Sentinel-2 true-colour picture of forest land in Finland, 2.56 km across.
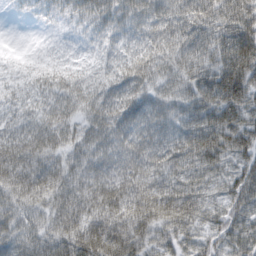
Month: March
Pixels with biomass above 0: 96%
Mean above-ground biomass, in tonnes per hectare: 58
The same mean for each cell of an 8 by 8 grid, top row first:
8 21 44 57 55 64 71 72
6 6 15 34 53 68 69 94
27 40 41 52 66 61 71 96
35 50 46 66 75 57 78 65
65 63 51 62 73 72 89 59
69 70 54 74 78 65 50 50
54 55 63 87 91 74 37 44
61 53 84 104 61 53 43 44
